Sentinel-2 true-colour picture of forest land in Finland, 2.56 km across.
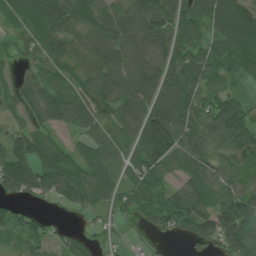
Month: July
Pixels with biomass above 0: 86%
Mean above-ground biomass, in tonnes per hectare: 86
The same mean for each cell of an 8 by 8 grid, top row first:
70 129 138 100 144 101 98 97
35 81 72 122 115 90 58 90
46 67 70 108 124 101 90 28
53 103 116 88 121 132 101 77
97 82 45 79 141 139 94 119
136 117 79 81 88 57 96 74
48 15 52 47 62 99 104 125
47 52 42 19 7 20 97 146
